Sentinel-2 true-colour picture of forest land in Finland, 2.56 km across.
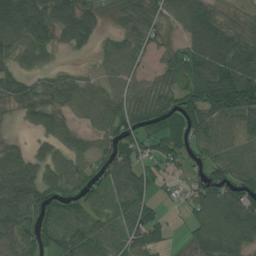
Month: July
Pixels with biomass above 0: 84%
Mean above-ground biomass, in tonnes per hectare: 66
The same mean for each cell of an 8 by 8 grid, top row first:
109 87 97 32 70 61 76 33
63 52 39 44 52 36 122 90
45 36 42 53 43 59 123 121
26 63 48 70 64 87 102 101
23 43 36 65 55 69 68 44
79 58 64 101 70 21 64 69
91 81 63 63 65 10 99 116
58 67 80 60 80 15 104 93
